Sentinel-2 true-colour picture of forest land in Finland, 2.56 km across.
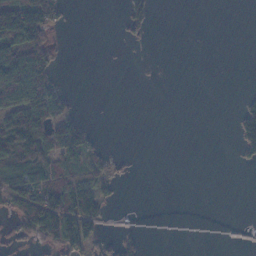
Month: November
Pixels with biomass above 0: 29%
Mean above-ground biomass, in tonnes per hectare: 31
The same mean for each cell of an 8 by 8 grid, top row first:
124 74 0 0 36 0 0 0
102 47 0 0 2 0 0 0
144 55 0 0 0 0 0 0
127 113 12 0 0 0 0 27
133 116 63 3 0 0 0 42
87 89 59 29 0 0 0 0
54 133 108 13 1 0 0 0
22 52 78 16 16 3 3 3
